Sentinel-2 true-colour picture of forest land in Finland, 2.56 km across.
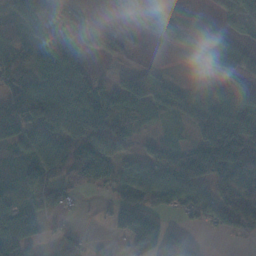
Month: November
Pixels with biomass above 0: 68%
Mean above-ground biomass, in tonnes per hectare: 71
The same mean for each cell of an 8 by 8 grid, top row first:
71 64 28 7 80 61 9 74
85 89 60 31 4 29 88 47
51 107 66 24 101 27 17 32
137 146 144 85 69 49 85 106
98 92 100 66 12 38 145 135
24 59 64 61 102 131 117 103
66 75 9 49 112 62 120 129
132 40 39 15 121 110 8 13
